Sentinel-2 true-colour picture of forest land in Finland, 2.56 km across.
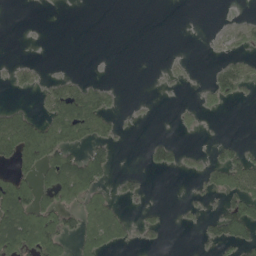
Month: May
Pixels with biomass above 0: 33%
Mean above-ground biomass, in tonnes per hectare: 30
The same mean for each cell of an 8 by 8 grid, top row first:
0 0 0 0 0 0 1 12
0 1 0 0 0 1 7 25
21 21 26 7 0 14 17 65
39 39 85 35 3 9 12 0
85 86 45 34 12 26 8 23
52 63 101 26 17 5 32 72
113 69 66 48 13 4 15 90
116 90 42 49 17 0 30 63
